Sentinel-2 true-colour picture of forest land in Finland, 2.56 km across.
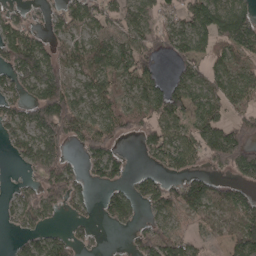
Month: April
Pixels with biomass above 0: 70%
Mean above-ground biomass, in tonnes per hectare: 76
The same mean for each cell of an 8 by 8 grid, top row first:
56 33 91 75 78 68 130 106
128 70 85 108 98 75 72 94
80 139 71 79 89 56 72 92
67 153 88 75 76 100 86 64
54 124 55 60 49 99 118 124
7 127 50 67 46 58 66 75
57 73 37 70 36 71 80 87
26 82 38 2 74 94 29 97
